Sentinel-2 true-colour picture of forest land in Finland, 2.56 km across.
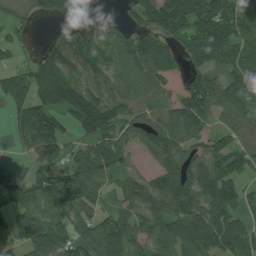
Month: July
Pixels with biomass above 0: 80%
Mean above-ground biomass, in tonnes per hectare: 86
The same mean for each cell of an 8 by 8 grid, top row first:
28 54 19 20 93 130 113 78
23 70 115 105 103 47 110 90
86 143 85 87 114 110 103 106
60 113 139 120 81 117 86 102
30 134 57 94 51 91 78 72
38 66 90 72 63 110 110 58
62 74 71 48 91 103 124 63
45 181 87 129 76 97 109 96
